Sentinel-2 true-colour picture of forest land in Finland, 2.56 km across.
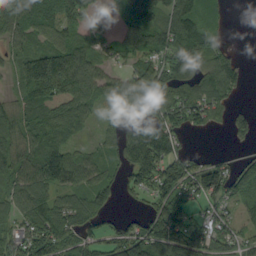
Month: September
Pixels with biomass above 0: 77%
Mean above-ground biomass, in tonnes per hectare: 77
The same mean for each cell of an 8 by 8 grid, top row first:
92 90 68 24 95 94 51 0
47 98 92 50 95 116 95 11
54 209 115 65 122 116 92 53
73 90 86 52 67 105 80 34
84 100 38 55 24 51 0 25
78 117 81 43 55 133 118 93
84 99 90 30 30 100 42 66
79 106 78 73 132 164 94 57
